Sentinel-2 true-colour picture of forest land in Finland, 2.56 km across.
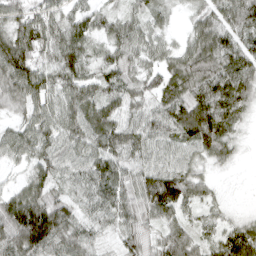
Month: April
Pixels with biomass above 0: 93%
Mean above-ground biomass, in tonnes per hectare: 70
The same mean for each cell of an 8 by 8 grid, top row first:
62 62 51 40 49 18 76 106
113 64 76 56 58 39 99 97
93 71 72 61 63 77 112 111
37 69 89 68 70 95 136 70
68 73 74 89 76 67 89 24
26 74 63 88 83 96 30 4
103 106 62 77 78 85 32 8
101 116 70 27 59 77 33 85
